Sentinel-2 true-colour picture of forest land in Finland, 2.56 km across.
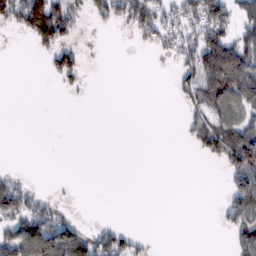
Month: February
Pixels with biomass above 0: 33%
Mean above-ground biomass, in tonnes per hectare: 35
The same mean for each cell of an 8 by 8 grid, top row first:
78 162 39 51 83 40 101 62
0 69 28 0 18 47 111 81
0 12 23 0 0 31 96 109
0 0 0 0 0 2 55 61
0 0 0 0 0 1 63 99
16 0 0 0 0 0 0 76
68 42 2 0 0 0 0 67
101 143 93 67 12 0 0 56
